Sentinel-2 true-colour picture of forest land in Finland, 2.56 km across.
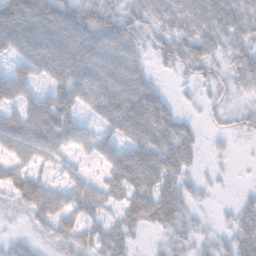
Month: November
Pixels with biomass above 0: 75%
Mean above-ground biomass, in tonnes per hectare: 40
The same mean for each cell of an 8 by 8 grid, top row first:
70 68 61 46 39 48 64 55
45 76 69 59 29 46 43 41
39 40 62 61 40 12 26 29
30 72 37 65 79 26 12 21
55 53 35 41 62 60 8 5
43 20 22 41 63 45 8 1
24 54 47 29 58 47 7 25
16 21 43 48 9 26 20 44
